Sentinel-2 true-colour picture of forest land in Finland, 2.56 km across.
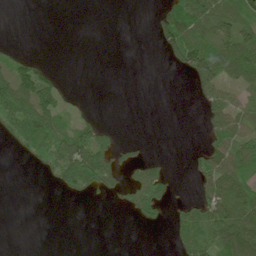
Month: June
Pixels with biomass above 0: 39%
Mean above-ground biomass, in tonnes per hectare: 35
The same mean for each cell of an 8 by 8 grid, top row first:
0 0 0 0 0 91 99 86
10 0 0 0 0 80 79 95
88 56 0 0 0 1 81 54
87 77 18 0 0 0 50 58
30 75 97 39 10 0 44 60
0 18 103 48 43 7 58 68
0 0 0 4 43 16 64 86
0 0 0 0 0 24 72 88
